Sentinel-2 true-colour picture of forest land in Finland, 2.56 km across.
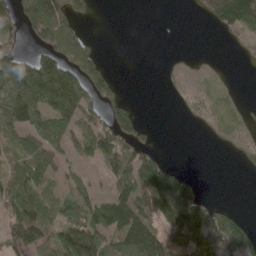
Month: May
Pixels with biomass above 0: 54%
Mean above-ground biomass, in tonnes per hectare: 63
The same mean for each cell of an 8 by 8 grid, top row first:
89 241 33 0 0 0 54 166
52 97 82 0 0 0 1 12
154 183 95 49 0 7 11 2
109 84 81 71 8 2 20 14
65 65 69 103 55 0 4 19
84 56 39 82 119 79 0 2
77 68 85 148 94 151 57 12
61 65 164 90 173 64 81 96
